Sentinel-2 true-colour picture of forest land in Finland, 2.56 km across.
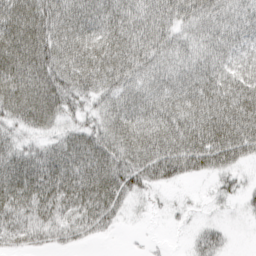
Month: March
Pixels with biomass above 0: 85%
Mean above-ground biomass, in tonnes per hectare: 53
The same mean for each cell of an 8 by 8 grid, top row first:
74 71 61 64 62 60 57 45
79 79 74 75 64 44 42 46
82 80 66 57 44 43 55 63
65 70 32 47 52 63 77 81
38 35 63 58 73 76 84 79
82 85 89 76 57 48 34 22
69 65 63 55 9 8 5 10
41 37 24 5 3 0 34 0
